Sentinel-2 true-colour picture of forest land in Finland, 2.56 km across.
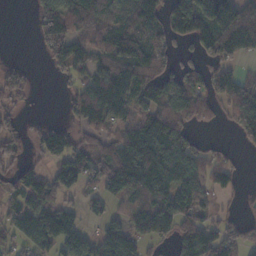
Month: November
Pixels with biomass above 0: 67%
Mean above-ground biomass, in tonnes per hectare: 75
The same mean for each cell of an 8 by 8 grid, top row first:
0 118 113 73 89 110 166 175
0 66 72 99 94 40 79 113
48 4 53 122 101 92 67 59
33 1 80 95 80 89 36 79
59 90 54 74 159 126 23 29
57 59 82 115 147 125 63 17
63 79 40 35 72 99 38 16
51 87 64 91 63 78 110 61
